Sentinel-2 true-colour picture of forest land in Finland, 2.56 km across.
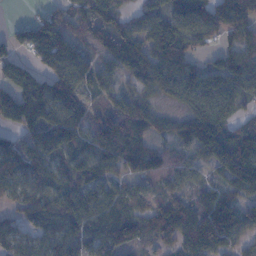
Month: November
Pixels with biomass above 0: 87%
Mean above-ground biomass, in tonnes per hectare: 94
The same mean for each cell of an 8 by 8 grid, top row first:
2 51 75 77 49 79 90 96
61 140 53 106 114 112 38 80
108 107 118 60 92 97 70 101
129 145 121 116 110 39 103 50
64 124 100 171 75 54 107 95
115 119 116 75 85 71 53 138
67 150 182 119 70 116 116 93
71 77 115 120 77 79 138 70
